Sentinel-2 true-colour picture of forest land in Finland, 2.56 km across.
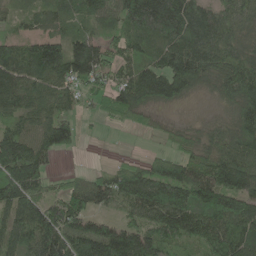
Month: May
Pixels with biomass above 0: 86%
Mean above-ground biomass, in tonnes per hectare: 99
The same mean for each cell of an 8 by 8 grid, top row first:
41 72 76 83 188 172 91 85
74 126 120 73 76 114 113 87
114 93 111 70 114 132 80 145
75 77 38 61 62 19 13 89
134 118 32 1 4 43 79 112
152 70 41 86 124 145 125 122
133 125 117 38 117 187 138 127
103 170 151 179 149 99 119 118
